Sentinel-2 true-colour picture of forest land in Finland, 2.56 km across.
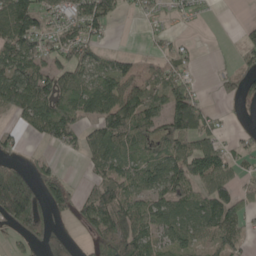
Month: May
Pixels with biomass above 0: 63%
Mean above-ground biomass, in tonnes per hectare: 63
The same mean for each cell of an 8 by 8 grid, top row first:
108 45 68 53 21 16 5 1
93 51 65 14 5 29 0 24
119 93 79 79 36 59 2 42
87 120 88 118 85 127 48 7
24 37 46 87 74 71 64 16
145 43 5 62 62 97 107 28
234 58 49 129 83 83 97 70
28 55 10 148 79 68 47 46
